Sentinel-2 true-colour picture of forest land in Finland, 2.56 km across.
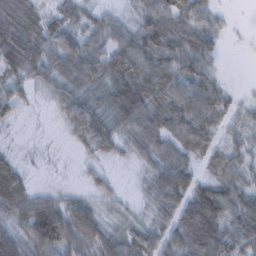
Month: February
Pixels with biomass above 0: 88%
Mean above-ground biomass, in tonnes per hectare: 47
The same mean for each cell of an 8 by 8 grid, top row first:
58 31 33 23 40 58 37 1
62 53 63 51 63 59 27 3
34 37 58 57 83 71 34 8
23 6 68 51 75 80 60 22
4 3 29 36 56 60 59 28
54 4 9 18 22 86 43 51
55 62 60 23 16 78 116 74
40 112 58 55 62 55 105 71
